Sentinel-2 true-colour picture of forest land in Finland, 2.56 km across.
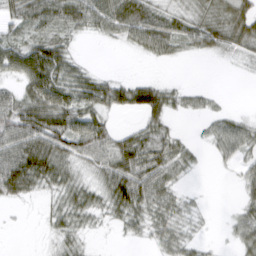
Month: March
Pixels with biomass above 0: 68%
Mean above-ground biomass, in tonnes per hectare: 34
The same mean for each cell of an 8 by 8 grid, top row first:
38 55 52 62 61 32 34 51
44 54 7 5 38 32 38 36
33 73 40 27 20 4 0 1
60 71 61 35 60 19 17 8
68 65 58 45 49 32 17 46
75 52 22 57 63 30 1 18
6 14 40 41 47 28 4 19
0 8 20 3 15 36 7 33
